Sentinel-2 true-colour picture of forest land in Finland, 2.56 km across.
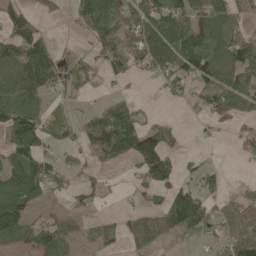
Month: May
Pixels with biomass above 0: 59%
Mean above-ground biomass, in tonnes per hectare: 58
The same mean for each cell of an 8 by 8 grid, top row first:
50 22 89 101 89 127 99 41
90 45 5 61 93 112 104 89
99 68 31 22 16 61 104 69
81 26 16 79 18 2 54 46
94 42 37 85 139 33 8 30
95 74 24 7 93 70 51 2
141 18 18 6 36 87 46 54
79 99 29 35 47 30 25 76
